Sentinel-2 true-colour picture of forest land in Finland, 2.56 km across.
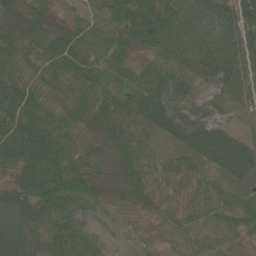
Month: June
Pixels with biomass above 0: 98%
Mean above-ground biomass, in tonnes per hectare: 63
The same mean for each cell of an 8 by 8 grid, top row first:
63 49 34 65 103 82 77 86
66 61 65 84 52 78 72 75
67 54 67 53 60 64 57 74
82 52 64 81 71 85 53 38
106 87 38 67 43 68 113 83
61 100 72 38 55 34 50 88
80 84 60 27 41 39 46 57
88 67 62 27 28 42 46 23
